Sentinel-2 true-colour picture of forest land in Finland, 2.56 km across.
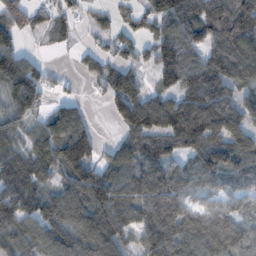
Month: November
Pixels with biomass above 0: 81%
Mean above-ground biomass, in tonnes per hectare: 88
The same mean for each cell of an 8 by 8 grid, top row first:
66 45 31 26 52 112 139 146
70 8 19 28 32 134 91 139
132 52 17 87 35 112 126 90
76 55 55 45 134 126 161 96
51 103 155 39 110 92 120 104
120 69 126 112 124 93 95 87
111 92 121 143 96 108 54 61
74 80 95 105 70 107 98 103
